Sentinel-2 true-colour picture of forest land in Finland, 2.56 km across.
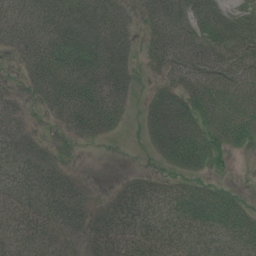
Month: July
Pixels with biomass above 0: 80%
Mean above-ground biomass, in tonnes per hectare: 41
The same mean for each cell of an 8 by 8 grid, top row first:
42 60 60 42 23 48 45 39
24 62 71 59 16 52 53 54
15 60 69 75 9 34 62 51
24 34 79 55 18 68 66 71
32 17 18 4 10 75 60 40
37 35 8 2 20 30 28 5
39 43 32 26 40 43 67 45
38 34 21 41 47 41 39 44
